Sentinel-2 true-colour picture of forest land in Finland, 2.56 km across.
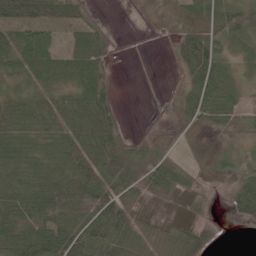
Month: June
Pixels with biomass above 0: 78%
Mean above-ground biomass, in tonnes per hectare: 40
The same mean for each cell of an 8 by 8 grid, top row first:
48 42 25 1 5 11 45 46
55 50 53 10 1 33 70 16
26 44 58 13 0 7 67 16
49 43 56 32 0 16 48 26
52 50 64 51 14 20 11 15
46 66 65 60 64 65 21 29
59 78 80 91 26 30 20 37
75 95 83 74 26 37 35 0
